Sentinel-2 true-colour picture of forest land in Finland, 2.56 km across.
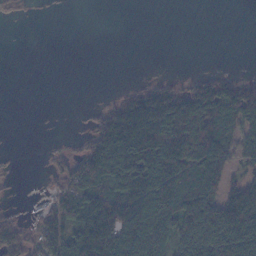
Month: November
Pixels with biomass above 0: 50%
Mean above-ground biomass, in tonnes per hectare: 56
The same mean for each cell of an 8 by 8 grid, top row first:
4 0 0 0 0 0 0 0
0 0 0 0 0 0 0 0
0 0 0 0 10 10 39 34
0 0 1 60 159 129 102 101
0 3 21 129 153 123 121 59
1 12 80 102 131 116 122 34
7 39 98 156 155 114 121 173
58 72 121 140 141 84 132 132
